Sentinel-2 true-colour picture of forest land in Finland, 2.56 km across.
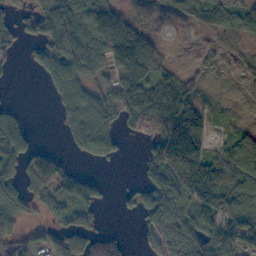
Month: November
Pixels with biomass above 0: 68%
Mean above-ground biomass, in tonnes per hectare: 93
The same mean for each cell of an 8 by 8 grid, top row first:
58 117 153 153 25 33 71 87
34 93 158 229 161 4 19 29
7 60 112 71 168 79 20 19
37 4 148 133 165 146 45 6
108 11 82 99 53 241 83 110
82 126 94 5 53 228 189 122
90 59 115 15 140 145 119 139
56 58 95 103 38 151 143 162
